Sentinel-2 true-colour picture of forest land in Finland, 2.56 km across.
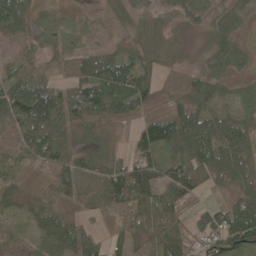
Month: May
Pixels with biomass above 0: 87%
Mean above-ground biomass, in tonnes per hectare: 61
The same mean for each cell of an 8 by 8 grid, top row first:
71 29 20 23 39 35 30 24
39 44 35 30 55 33 28 26
69 65 83 89 63 45 54 25
98 120 99 62 52 76 60 44
66 102 67 40 69 99 104 87
42 59 89 92 109 96 67 78
37 63 55 63 81 56 34 93
44 53 69 36 37 72 61 105
